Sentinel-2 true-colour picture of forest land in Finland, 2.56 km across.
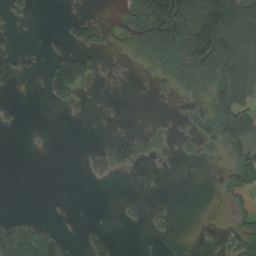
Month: August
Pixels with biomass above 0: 33%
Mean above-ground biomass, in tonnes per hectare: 35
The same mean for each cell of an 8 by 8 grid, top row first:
9 0 16 4 93 147 138 118
4 5 37 6 35 89 182 128
8 48 89 7 2 30 73 145
4 1 3 0 0 7 50 96
0 2 1 39 44 13 31 54
0 0 4 25 0 0 2 53
0 0 0 0 5 2 0 11
127 95 8 32 29 25 2 46
